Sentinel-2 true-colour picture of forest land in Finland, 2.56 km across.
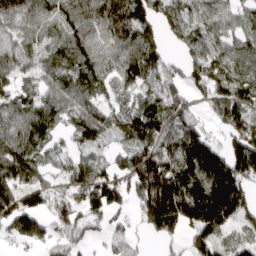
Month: April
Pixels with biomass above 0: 83%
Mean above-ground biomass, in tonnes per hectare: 115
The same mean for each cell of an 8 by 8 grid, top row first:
124 92 118 138 150 122 95 82
99 74 129 111 154 36 104 101
75 90 97 98 127 80 146 134
107 115 91 110 194 96 65 170
127 86 80 57 130 143 127 148
125 62 97 108 196 202 177 166
166 100 114 121 130 229 227 181
63 78 76 59 24 46 118 75
